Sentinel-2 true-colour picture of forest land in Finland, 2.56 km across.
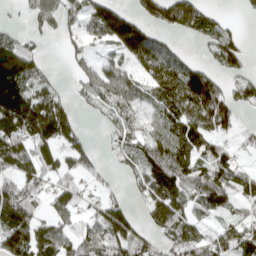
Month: April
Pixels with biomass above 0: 69%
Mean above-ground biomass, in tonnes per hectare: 88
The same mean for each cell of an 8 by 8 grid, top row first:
10 73 70 122 79 165 65 11
110 9 42 65 137 35 52 62
199 50 41 98 86 164 116 54
229 182 22 66 58 133 187 52
139 122 57 31 83 118 93 42
107 81 49 14 92 152 119 75
151 44 46 80 45 111 90 48
145 112 96 116 63 93 69 97
